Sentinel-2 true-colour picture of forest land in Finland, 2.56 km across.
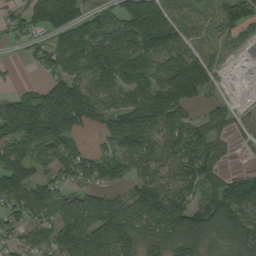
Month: September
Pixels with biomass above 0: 81%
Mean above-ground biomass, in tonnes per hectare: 100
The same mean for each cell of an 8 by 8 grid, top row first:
58 147 119 97 197 56 27 38
16 111 172 190 128 93 27 14
13 65 99 112 109 191 77 1
147 205 152 92 161 128 62 16
109 149 49 68 102 97 110 14
152 62 111 103 67 71 101 63
100 121 93 129 116 135 121 129
63 80 146 156 114 143 94 102
